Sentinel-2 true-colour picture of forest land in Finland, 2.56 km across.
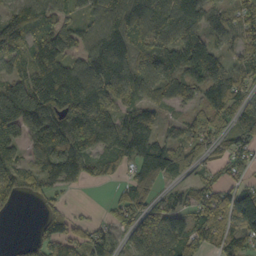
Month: October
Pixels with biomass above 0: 83%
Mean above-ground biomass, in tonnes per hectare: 89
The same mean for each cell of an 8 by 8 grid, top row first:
79 99 48 108 110 121 82 69
62 135 87 147 99 123 135 72
86 104 136 139 96 105 129 66
162 110 127 97 77 28 80 103
80 145 141 110 137 88 72 85
86 80 71 32 106 61 38 37
22 36 8 36 98 72 100 175
8 74 57 65 74 107 81 70
